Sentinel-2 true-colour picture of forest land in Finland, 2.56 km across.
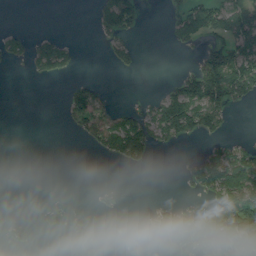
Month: August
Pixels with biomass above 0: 33%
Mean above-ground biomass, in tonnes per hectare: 45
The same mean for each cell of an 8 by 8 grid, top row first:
0 0 0 131 27 47 101 107
45 81 13 37 6 25 55 112
0 30 21 1 0 36 144 133
0 0 80 43 43 144 118 5
0 0 9 92 91 35 26 33
0 0 0 0 0 3 130 155
1 20 6 13 5 49 82 141
28 0 70 0 8 84 122 120
